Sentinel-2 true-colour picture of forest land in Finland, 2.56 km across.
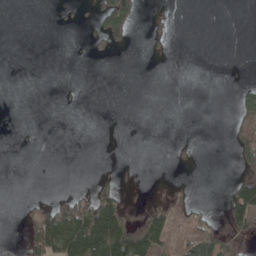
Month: April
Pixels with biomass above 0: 19%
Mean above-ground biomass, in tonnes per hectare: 25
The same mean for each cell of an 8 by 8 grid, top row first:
0 0 8 137 13 5 0 0
0 0 3 29 5 2 0 0
0 0 1 0 0 0 0 4
0 0 2 0 0 0 0 57
1 0 0 0 0 5 0 68
0 0 0 11 0 0 0 49
1 50 79 100 23 39 12 110
0 131 134 162 114 95 100 43
